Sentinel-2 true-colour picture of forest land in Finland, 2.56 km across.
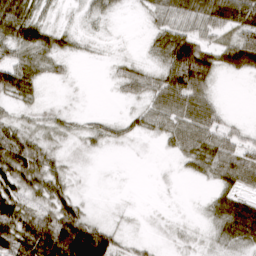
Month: March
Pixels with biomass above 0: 66%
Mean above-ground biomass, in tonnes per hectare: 37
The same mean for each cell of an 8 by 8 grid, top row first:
84 17 10 13 12 44 60 73
53 52 12 3 9 80 43 88
80 19 1 13 37 85 46 6
16 13 8 4 29 57 49 2
74 25 10 17 4 33 56 39
81 63 4 0 0 5 27 58
86 54 38 2 1 1 20 73
96 124 160 61 8 6 10 43
